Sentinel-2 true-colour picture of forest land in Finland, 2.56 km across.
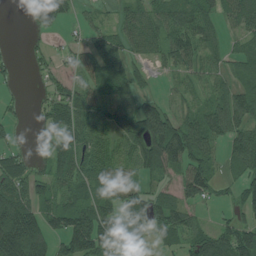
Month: July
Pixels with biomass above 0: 72%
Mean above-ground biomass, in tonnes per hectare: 75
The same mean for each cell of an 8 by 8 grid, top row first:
0 71 22 26 85 84 80 85
3 24 46 80 68 99 55 41
19 34 48 109 28 27 37 72
17 68 98 59 113 52 82 100
29 49 73 63 136 162 93 90
87 61 80 89 51 69 97 54
161 71 108 84 109 110 28 67
209 114 161 101 41 64 110 122
